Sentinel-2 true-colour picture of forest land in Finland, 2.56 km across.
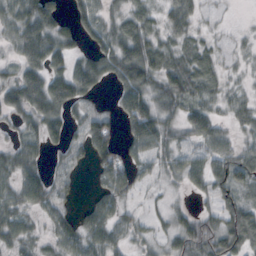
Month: October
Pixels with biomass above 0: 78%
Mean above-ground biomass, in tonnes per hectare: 45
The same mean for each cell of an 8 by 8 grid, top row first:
53 71 40 31 33 77 10 1
46 87 29 63 78 43 28 9
58 74 77 40 87 56 47 10
51 73 30 29 82 47 43 30
30 40 35 64 62 38 50 28
52 30 13 68 27 27 59 59
47 34 18 55 11 17 19 55
43 21 51 53 20 50 71 72
